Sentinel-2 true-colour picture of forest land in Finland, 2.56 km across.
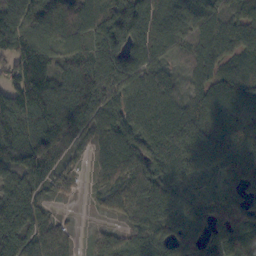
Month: October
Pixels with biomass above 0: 92%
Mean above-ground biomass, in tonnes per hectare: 105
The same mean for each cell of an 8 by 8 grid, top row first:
142 181 137 153 183 111 104 98
163 119 98 167 158 67 90 95
122 162 182 139 87 42 79 100
146 192 172 80 79 75 91 96
149 174 37 72 103 110 127 116
83 65 28 73 117 90 58 80
156 38 3 66 106 86 79 71
159 120 16 80 86 93 84 109
